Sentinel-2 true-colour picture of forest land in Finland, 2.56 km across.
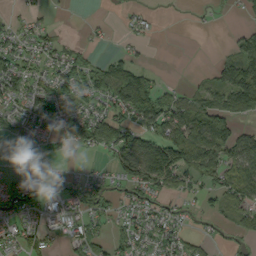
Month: September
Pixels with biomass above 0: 58%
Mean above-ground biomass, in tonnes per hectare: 44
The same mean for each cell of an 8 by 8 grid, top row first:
16 12 0 2 17 1 7 12
43 40 23 7 10 0 0 45
72 39 55 102 59 3 23 93
41 71 51 59 99 68 86 61
8 15 49 79 86 123 106 75
25 24 20 28 93 78 59 71
47 36 37 31 55 26 22 53
49 43 55 39 44 52 24 28
